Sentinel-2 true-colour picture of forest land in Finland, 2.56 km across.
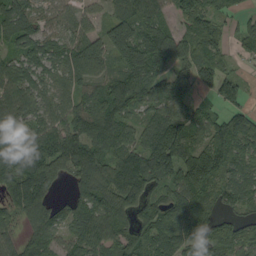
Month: September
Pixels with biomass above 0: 86%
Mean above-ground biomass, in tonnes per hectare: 98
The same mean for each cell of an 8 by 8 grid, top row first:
122 53 61 76 122 68 91 32
84 88 112 118 173 116 104 32
110 72 103 93 136 75 72 55
93 76 116 149 67 89 58 57
135 54 73 124 106 164 109 105
167 122 102 137 180 121 169 102
107 101 94 138 122 89 84 64
55 77 89 95 103 96 75 72
